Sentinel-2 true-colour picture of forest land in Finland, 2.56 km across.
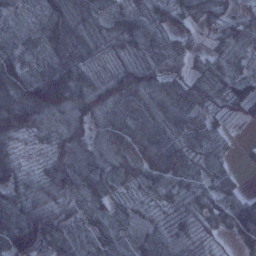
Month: January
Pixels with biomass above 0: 94%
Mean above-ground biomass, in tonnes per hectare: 74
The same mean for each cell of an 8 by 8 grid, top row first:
28 63 70 42 64 61 85 60
59 65 75 49 89 70 28 63
104 153 97 94 110 76 80 80
136 115 102 102 96 89 71 52
34 47 98 84 116 81 70 9
72 81 103 67 82 78 63 15
94 86 68 45 29 52 79 96
143 100 27 59 62 76 28 55
